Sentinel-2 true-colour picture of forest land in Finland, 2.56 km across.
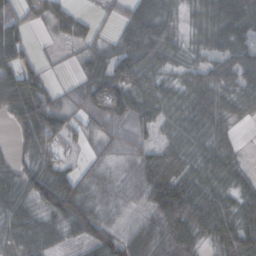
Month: October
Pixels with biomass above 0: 85%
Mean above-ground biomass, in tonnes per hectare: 50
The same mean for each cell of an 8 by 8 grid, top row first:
37 52 28 16 61 30 65 44
71 5 25 45 78 40 44 51
90 24 30 84 53 33 64 52
77 87 49 81 61 43 73 33
31 63 22 40 38 41 48 15
41 73 45 26 62 67 48 32
62 55 64 30 50 104 69 47
76 29 30 49 49 76 38 71
